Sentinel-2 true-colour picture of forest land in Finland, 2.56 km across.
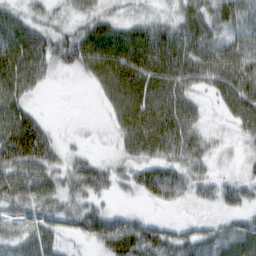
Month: February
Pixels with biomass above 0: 84%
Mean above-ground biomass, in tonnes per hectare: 55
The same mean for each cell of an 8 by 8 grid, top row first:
47 34 36 38 34 40 55 64
87 63 83 97 96 90 67 68
83 25 13 85 90 81 58 78
74 5 1 40 92 82 15 71
102 56 11 16 77 75 38 21
71 61 71 42 58 56 33 25
52 58 53 23 10 19 18 39
54 60 26 92 87 57 61 88
